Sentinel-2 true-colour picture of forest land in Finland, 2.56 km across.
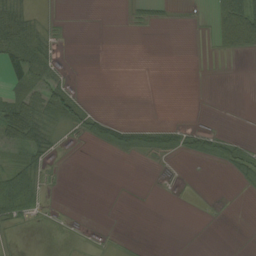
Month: August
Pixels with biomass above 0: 28%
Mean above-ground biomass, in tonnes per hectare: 12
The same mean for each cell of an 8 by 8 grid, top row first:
43 5 0 0 11 3 10 79
49 23 0 0 0 0 3 41
31 27 1 0 0 0 0 0
58 36 25 3 0 0 0 0
30 28 5 34 28 23 23 14
48 10 0 0 0 1 0 15
53 7 0 0 0 0 1 0
3 1 1 2 0 0 0 0
